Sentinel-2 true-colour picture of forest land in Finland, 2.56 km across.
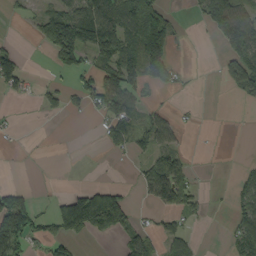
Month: September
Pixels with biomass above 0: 39%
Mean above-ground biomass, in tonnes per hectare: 50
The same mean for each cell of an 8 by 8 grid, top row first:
9 65 124 97 168 17 83 95
20 39 125 93 145 40 0 134
79 10 37 84 40 25 0 85
7 26 18 90 42 15 0 1
2 0 0 42 48 36 1 0
0 0 0 1 51 93 2 20
177 16 176 144 11 59 12 44
136 70 35 16 60 57 0 54
